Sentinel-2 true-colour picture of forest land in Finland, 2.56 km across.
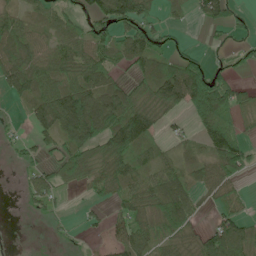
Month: June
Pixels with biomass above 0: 66%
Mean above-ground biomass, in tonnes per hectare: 57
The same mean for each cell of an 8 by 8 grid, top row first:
44 45 31 107 64 14 63 23
85 50 62 66 80 28 14 20
76 78 72 45 51 112 104 28
7 114 156 117 80 38 166 56
17 42 100 96 60 24 80 79
5 46 57 65 51 68 54 40
2 18 7 28 59 108 22 33
0 5 5 34 69 54 93 114
